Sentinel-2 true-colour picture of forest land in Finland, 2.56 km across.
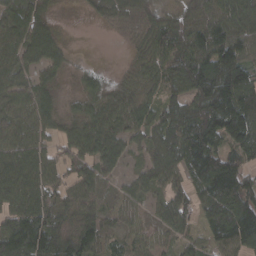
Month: March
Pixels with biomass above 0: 87%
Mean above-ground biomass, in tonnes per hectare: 79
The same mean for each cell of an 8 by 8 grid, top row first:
91 57 8 67 84 71 90 92
82 106 3 4 64 111 111 97
63 47 31 19 66 94 174 154
64 69 56 76 73 108 133 162
77 47 79 83 62 113 132 107
98 74 73 32 63 63 143 104
81 95 80 25 29 54 72 133
153 128 111 30 30 31 40 84
